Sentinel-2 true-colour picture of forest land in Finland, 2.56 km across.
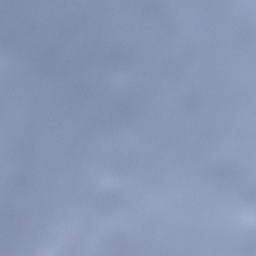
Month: December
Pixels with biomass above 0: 89%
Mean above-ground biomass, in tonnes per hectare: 86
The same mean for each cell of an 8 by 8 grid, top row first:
55 143 55 35 67 49 73 97
46 61 68 73 53 105 113 122
107 71 76 99 96 113 66 79
75 51 114 123 91 99 97 153
79 49 148 72 49 90 157 121
120 37 97 90 77 86 78 95
95 41 95 90 84 102 88 93
103 51 62 50 71 57 76 160
